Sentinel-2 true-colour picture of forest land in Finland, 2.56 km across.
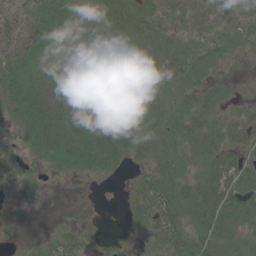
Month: June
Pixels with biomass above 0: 77%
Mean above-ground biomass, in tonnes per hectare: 23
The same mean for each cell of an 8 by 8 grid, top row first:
40 38 17 27 28 24 57 29
59 30 21 20 35 28 13 8
48 38 25 21 19 23 14 4
45 53 30 17 20 22 18 8
29 44 35 48 22 19 27 23
24 6 12 8 15 24 24 31
2 1 3 0 25 31 40 29
1 9 14 3 6 20 20 9
